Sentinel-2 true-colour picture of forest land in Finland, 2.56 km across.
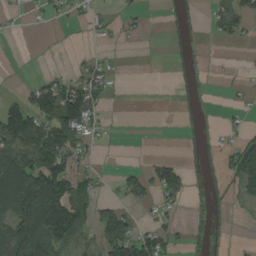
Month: August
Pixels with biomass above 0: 37%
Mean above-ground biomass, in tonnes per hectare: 36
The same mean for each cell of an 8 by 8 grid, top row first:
3 20 13 10 12 15 20 52
0 0 2 5 1 14 2 5
2 31 52 23 0 6 2 5
85 97 131 4 0 7 3 11
79 105 49 3 0 0 11 53
118 128 52 6 50 61 12 72
105 165 59 52 19 19 7 6
95 86 29 82 75 24 13 4
